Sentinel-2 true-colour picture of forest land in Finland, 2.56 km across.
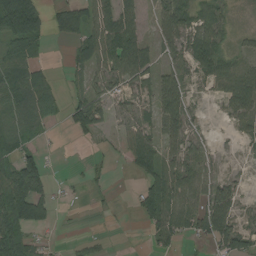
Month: August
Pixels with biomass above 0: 66%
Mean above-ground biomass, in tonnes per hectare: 48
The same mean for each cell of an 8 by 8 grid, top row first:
122 50 67 79 30 96 60 7
52 12 45 93 55 58 95 22
67 32 25 59 40 76 50 80
53 38 75 35 31 103 9 70
45 6 5 11 81 57 21 22
101 44 6 7 48 77 52 16
100 40 3 5 59 82 90 41
88 12 10 3 10 53 48 75
